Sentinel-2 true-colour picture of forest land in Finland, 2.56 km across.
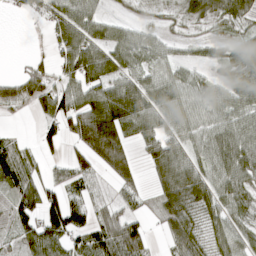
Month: April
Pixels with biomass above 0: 73%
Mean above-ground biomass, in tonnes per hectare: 55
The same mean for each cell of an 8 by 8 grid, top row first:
13 52 75 20 16 20 55 53
0 19 90 69 62 28 29 53
29 47 80 66 58 57 34 69
12 48 92 106 88 70 56 71
30 37 68 108 41 66 67 90
69 35 52 46 19 76 64 84
52 98 66 42 22 68 54 44
34 94 60 106 68 44 42 62
